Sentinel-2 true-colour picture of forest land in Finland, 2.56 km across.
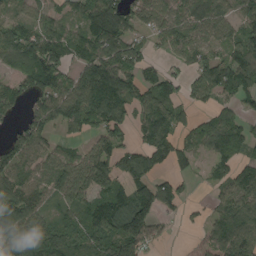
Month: August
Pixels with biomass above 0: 77%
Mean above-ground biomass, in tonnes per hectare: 96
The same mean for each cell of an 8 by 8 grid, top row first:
53 56 84 177 87 103 124 89
145 152 88 119 64 81 88 101
89 115 108 156 79 65 114 153
61 116 145 127 101 84 50 64
106 56 37 92 86 89 80 92
96 92 130 102 98 68 33 89
149 61 98 113 129 49 29 96
150 177 119 147 111 4 52 94
